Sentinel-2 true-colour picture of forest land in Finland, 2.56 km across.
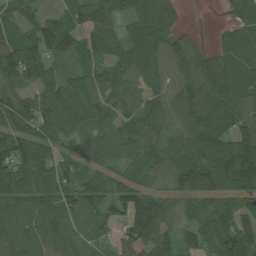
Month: July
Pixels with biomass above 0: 90%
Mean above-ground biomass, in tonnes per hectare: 91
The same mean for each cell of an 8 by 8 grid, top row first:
47 37 59 89 103 54 3 74
98 121 81 79 104 79 28 104
77 68 60 90 89 89 145 113
130 106 95 58 83 110 157 104
116 72 63 74 93 56 134 132
120 83 65 70 63 110 159 180
76 98 102 80 162 65 68 83
107 112 70 46 130 86 85 148
